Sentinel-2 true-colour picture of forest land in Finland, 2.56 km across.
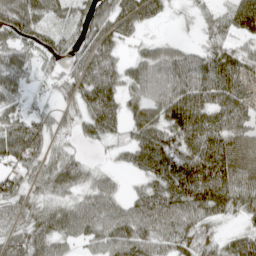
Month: April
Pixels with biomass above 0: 81%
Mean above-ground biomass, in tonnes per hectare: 63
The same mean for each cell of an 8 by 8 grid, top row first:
78 49 50 87 86 14 33 104
54 47 60 65 36 44 38 44
53 21 84 83 31 77 67 38
39 28 57 81 38 97 84 77
98 41 29 35 83 95 104 75
54 66 56 27 43 114 131 95
55 51 64 63 75 83 86 67
61 76 50 77 75 76 48 10
